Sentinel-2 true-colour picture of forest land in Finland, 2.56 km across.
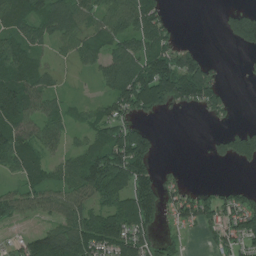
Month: July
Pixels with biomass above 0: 68%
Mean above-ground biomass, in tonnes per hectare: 72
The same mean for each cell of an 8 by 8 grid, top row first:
100 98 86 98 119 7 0 84
87 40 78 74 84 64 5 35
114 59 9 89 180 187 99 3
116 69 32 74 88 31 46 2
116 75 39 130 115 0 17 96
48 64 117 164 90 15 0 2
60 64 76 83 143 51 73 79
20 128 139 134 77 23 16 75
